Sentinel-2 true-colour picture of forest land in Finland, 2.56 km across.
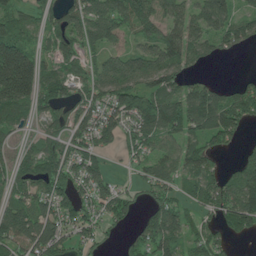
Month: June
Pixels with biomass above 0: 78%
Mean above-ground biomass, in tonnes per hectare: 87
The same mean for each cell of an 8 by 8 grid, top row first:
71 61 105 122 105 70 106 63
120 51 94 60 71 110 58 42
234 102 75 148 103 97 41 30
94 72 87 108 133 136 164 119
45 71 73 53 79 69 65 45
82 123 82 39 48 72 94 140
115 81 86 73 35 75 78 144
128 165 65 8 68 106 83 37
